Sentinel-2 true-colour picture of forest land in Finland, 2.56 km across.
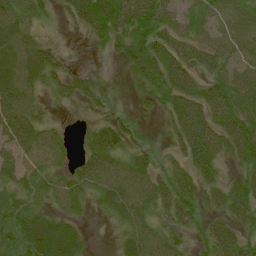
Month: July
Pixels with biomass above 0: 82%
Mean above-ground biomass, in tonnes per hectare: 50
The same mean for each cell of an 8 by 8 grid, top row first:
57 20 50 78 75 45 54 62
61 36 1 29 66 60 60 59
65 38 28 5 47 67 49 63
72 17 11 20 16 63 68 81
62 55 18 67 30 36 82 74
48 41 50 67 62 60 43 46
49 36 26 41 55 70 41 77
63 92 36 7 64 45 45 61
